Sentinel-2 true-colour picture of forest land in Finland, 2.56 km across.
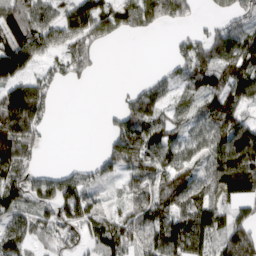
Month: March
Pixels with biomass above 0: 72%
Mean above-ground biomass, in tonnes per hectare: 88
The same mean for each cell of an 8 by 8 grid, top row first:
128 73 118 117 125 76 21 66
134 74 106 12 0 44 120 137
90 70 33 1 28 76 95 110
209 68 0 31 108 42 80 79
176 19 0 90 130 87 98 177
107 69 80 48 104 125 102 190
91 85 120 34 91 119 98 52
90 73 71 133 91 140 73 181
